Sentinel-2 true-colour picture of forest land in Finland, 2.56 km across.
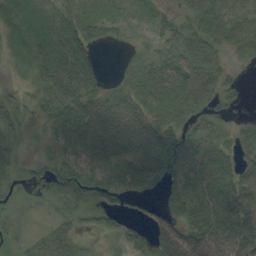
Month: August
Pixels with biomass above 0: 77%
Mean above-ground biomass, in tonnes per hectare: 41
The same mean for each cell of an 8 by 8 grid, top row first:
24 27 37 28 14 25 52 42
26 54 44 7 18 38 50 35
10 74 87 13 42 52 67 15
28 49 62 69 54 59 40 8
22 18 59 74 64 54 41 36
17 26 52 39 67 58 53 54
18 7 37 32 14 37 57 75
22 43 21 13 15 68 86 83
